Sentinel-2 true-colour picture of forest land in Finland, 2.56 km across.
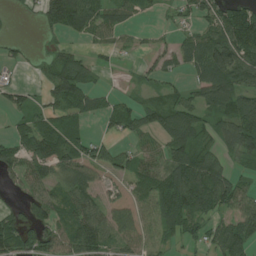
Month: July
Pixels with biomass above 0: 70%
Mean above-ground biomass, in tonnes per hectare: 56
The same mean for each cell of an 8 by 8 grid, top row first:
4 62 100 56 17 20 56 93
13 13 15 28 16 46 114 144
11 37 69 5 19 15 87 84
48 45 59 42 56 78 55 89
46 78 56 22 27 79 41 79
36 55 81 38 66 105 113 36
22 58 83 46 43 124 86 60
71 57 96 54 44 35 47 94
